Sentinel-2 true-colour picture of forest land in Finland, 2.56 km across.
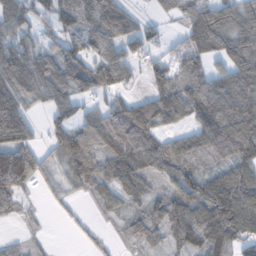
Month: November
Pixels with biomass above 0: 78%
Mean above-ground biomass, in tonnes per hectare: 86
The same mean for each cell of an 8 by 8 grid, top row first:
97 60 97 153 24 48 156 96
103 59 77 92 66 45 129 130
148 101 80 96 41 101 114 138
128 48 53 82 118 109 110 137
125 46 138 126 133 78 122 155
151 46 84 84 73 85 68 96
37 15 12 39 51 90 136 133
18 9 12 14 66 52 118 69
